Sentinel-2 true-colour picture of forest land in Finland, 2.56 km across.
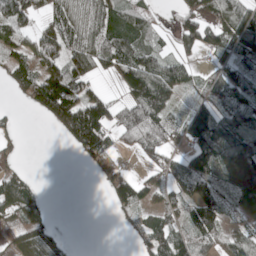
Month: May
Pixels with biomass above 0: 67%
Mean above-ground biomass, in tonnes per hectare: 76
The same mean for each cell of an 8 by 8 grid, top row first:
95 47 67 84 52 36 99 93
90 96 92 123 74 34 76 62
75 175 122 35 171 101 47 66
13 117 199 102 205 58 103 89
28 0 123 70 114 48 145 102
51 0 0 70 40 68 119 78
91 34 0 33 66 62 107 52
50 65 1 0 65 110 80 72
